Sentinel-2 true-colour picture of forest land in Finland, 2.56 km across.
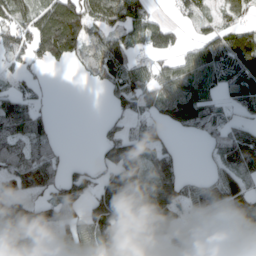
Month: April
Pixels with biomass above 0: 68%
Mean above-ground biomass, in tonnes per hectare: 76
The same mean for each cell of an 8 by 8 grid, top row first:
80 121 127 103 76 27 39 42
71 142 93 96 54 49 89 154
24 7 13 60 67 113 95 98
103 27 0 28 54 100 76 49
85 75 0 116 89 19 34 113
81 82 72 140 105 101 32 75
106 91 61 211 83 91 107 75
98 61 92 108 64 50 60 25
